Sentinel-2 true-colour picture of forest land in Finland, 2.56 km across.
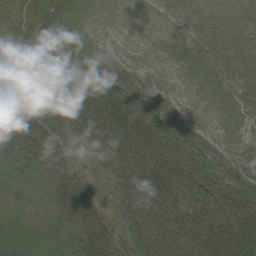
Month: August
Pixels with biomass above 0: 76%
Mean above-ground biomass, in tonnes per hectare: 30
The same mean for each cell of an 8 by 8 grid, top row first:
23 30 9 0 0 0 0 0
21 37 19 1 0 2 4 2
20 48 54 31 4 0 6 7
36 33 58 60 30 7 0 8
41 41 17 45 68 32 13 6
25 30 29 22 71 61 42 19
23 28 63 19 61 66 63 64
31 29 44 51 58 71 66 79
